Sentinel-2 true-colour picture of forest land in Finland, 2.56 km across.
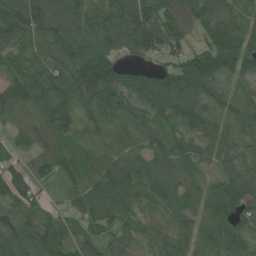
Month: June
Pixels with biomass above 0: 93%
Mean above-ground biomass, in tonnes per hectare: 96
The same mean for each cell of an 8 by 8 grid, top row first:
121 105 101 125 127 105 106 68
106 96 128 97 120 77 105 118
106 114 125 98 72 133 155 79
94 115 88 99 89 134 100 95
48 98 68 82 72 78 79 76
80 65 102 105 111 96 57 93
108 41 78 95 80 98 86 91
135 123 91 69 79 89 81 82
